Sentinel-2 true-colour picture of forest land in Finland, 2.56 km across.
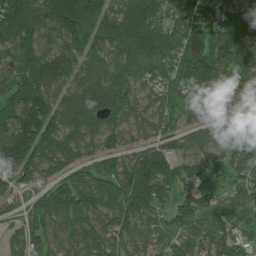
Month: June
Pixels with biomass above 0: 94%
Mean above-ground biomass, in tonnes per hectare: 143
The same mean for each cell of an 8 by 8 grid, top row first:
223 169 273 182 238 89 83 91
133 102 146 160 236 201 193 125
127 164 155 163 106 187 215 145
161 191 240 171 84 119 83 62
216 166 136 80 109 100 126 93
148 97 143 193 276 161 100 100
40 172 171 161 183 119 99 119
89 124 127 132 86 94 108 99
